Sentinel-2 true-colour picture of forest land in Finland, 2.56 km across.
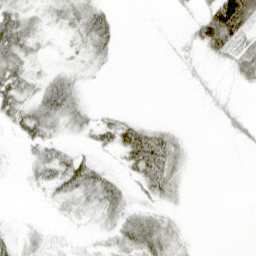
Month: April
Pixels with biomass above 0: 49%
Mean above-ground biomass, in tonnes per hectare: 18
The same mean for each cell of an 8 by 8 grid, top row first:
38 15 31 14 0 6 34 83
51 6 19 19 0 7 34 42
41 22 14 1 0 1 9 21
36 49 25 10 0 0 4 13
7 33 8 30 65 23 0 11
2 31 51 16 40 23 0 0
0 5 20 30 16 8 0 0
17 11 3 17 44 20 0 0
